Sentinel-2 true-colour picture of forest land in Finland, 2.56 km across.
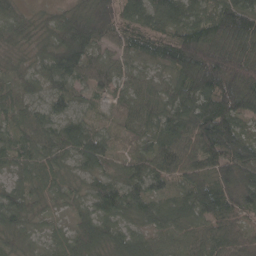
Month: April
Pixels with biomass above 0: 98%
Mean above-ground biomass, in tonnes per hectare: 68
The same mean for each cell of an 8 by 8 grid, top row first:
59 32 90 88 64 73 66 137
28 55 113 46 58 93 114 119
40 64 58 53 38 71 131 115
51 53 38 27 64 72 105 92
56 64 95 39 41 90 105 88
32 53 39 43 76 61 61 106
83 32 41 93 68 52 82 70
51 43 81 68 45 48 82 36
